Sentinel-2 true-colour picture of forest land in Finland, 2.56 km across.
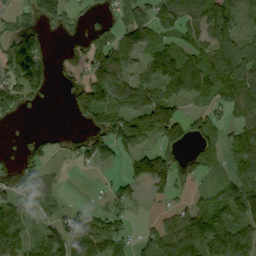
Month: September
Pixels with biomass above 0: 64%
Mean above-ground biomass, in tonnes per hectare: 77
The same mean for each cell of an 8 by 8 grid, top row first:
48 92 38 47 75 110 139 94
73 24 26 109 95 93 96 118
104 60 51 135 98 141 118 127
61 2 68 110 136 92 54 98
10 32 28 93 52 83 55 78
48 52 4 19 128 105 34 87
79 59 28 66 18 42 82 83
90 89 119 97 27 119 138 121
